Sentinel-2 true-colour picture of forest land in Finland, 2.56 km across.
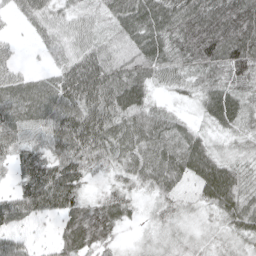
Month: April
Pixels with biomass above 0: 92%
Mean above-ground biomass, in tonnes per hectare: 60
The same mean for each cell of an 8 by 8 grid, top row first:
23 54 40 56 85 83 103 109
13 35 55 47 77 71 106 98
53 42 110 82 69 43 59 69
80 75 89 79 69 27 52 65
63 62 88 70 69 67 44 31
44 101 69 29 58 68 81 53
68 67 61 70 17 33 37 68
45 12 80 34 21 34 25 40
